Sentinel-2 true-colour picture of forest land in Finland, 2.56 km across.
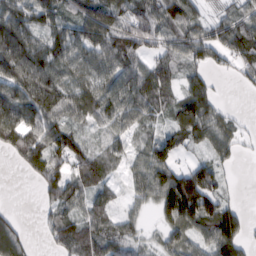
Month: February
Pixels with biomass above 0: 80%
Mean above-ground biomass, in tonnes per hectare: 65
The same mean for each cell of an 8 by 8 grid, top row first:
103 76 75 85 87 85 34 52
90 93 78 89 64 55 79 76
94 98 58 74 83 50 50 26
100 92 68 73 67 51 77 8
109 90 55 45 36 58 39 30
5 74 70 32 62 94 103 6
6 38 54 43 29 134 126 41
72 25 70 77 32 52 79 87
